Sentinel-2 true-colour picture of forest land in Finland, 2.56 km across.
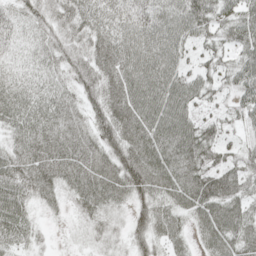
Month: May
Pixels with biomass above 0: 93%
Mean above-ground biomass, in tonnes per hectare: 55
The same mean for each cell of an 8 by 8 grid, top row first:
36 43 63 51 52 67 60 57
26 46 47 78 70 65 37 51
38 39 57 68 78 67 43 50
64 67 54 78 80 83 25 37
48 79 70 70 83 92 60 26
61 64 67 69 85 74 66 51
65 23 37 42 48 51 68 51
48 10 19 27 46 39 45 56
